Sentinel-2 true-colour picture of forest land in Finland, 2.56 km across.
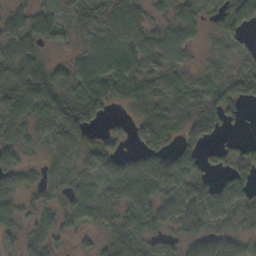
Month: October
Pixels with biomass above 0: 82%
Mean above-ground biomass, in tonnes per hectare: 45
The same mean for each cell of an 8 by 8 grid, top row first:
34 32 34 51 30 40 16 52
46 23 26 61 52 36 8 21
69 70 54 62 44 37 28 48
54 72 82 18 34 42 65 18
43 24 45 42 50 44 36 33
60 31 32 65 116 104 27 61
40 38 43 39 74 52 74 44
27 43 21 36 36 24 53 37
